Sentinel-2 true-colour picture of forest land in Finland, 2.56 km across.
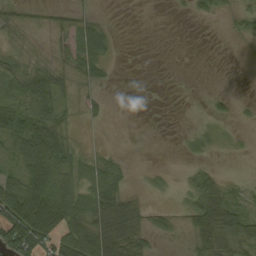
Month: August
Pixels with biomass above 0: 52%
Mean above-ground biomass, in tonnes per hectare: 30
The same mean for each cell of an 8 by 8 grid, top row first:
24 14 20 1 0 2 16 21
12 14 62 25 0 0 0 0
39 49 26 8 0 0 0 0
72 57 22 5 0 0 8 6
52 96 13 2 0 1 14 3
44 69 37 51 5 6 29 5
85 80 58 92 27 11 83 37
110 53 76 103 34 8 57 53
